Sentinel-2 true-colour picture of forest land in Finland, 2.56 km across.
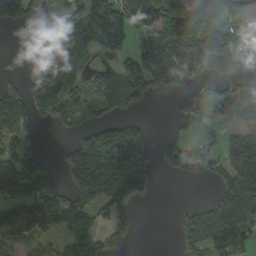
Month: September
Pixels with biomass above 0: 59%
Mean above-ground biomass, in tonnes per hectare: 96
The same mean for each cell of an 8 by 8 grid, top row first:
135 32 108 127 118 157 140 71
0 77 143 89 110 140 166 141
20 134 79 99 139 84 68 83
109 62 97 63 12 10 48 80
39 0 89 171 129 74 22 191
78 59 141 220 146 38 47 233
79 125 128 121 1 15 84 252
93 44 137 79 0 31 168 136
